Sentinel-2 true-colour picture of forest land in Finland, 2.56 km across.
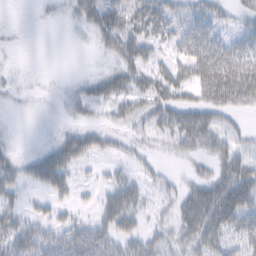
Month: February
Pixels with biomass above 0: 53%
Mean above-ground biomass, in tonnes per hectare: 23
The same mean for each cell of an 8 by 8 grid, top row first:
0 4 26 41 36 27 28 16
3 0 1 26 31 24 49 28
5 1 7 23 23 28 41 49
2 0 12 16 26 31 29 17
4 9 33 11 11 23 38 20
25 42 8 10 15 7 27 39
19 13 9 40 20 25 56 50
33 28 39 32 33 28 45 32
